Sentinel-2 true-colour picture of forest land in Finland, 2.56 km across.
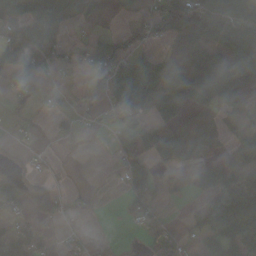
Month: October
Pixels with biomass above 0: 56%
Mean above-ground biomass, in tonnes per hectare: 52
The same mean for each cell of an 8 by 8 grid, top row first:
58 87 44 24 31 125 137 80
117 105 26 92 40 33 69 76
42 38 8 101 84 42 106 54
27 11 23 58 70 44 26 34
10 7 16 33 91 93 20 31
38 19 0 9 73 26 70 60
46 55 19 3 50 4 79 125
108 34 21 3 46 67 84 87
